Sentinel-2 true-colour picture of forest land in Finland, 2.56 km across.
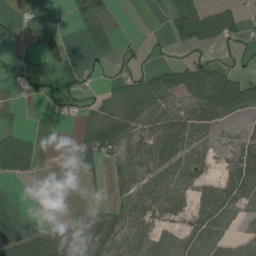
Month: August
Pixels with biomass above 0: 56%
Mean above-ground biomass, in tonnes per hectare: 38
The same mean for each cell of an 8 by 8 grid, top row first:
18 5 46 33 2 66 65 36
16 34 13 32 7 16 26 20
13 11 21 16 39 62 96 51
8 12 19 44 60 53 64 41
60 24 28 57 63 82 35 38
37 1 18 22 70 60 26 69
21 1 7 30 61 39 60 39
80 50 49 63 61 50 65 30
